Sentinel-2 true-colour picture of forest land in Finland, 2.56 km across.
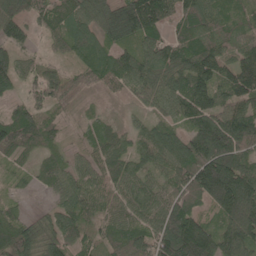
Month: May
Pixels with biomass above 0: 91%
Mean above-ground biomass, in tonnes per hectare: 86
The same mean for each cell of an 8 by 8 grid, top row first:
99 81 93 135 168 72 86 47
78 31 70 81 75 89 92 76
67 83 53 58 87 87 123 128
57 47 22 12 36 67 113 106
94 50 30 79 69 86 160 132
24 57 76 81 56 82 206 160
25 38 98 69 81 114 67 202
107 87 62 66 91 175 120 125
